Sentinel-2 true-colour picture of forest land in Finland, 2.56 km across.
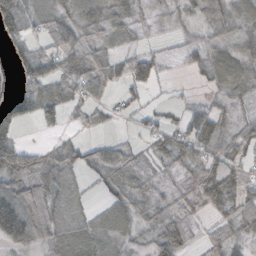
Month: October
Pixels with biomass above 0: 72%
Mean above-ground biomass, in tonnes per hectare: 33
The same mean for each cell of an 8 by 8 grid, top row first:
50 36 41 41 24 29 35 31
26 28 55 25 20 12 34 35
27 47 55 38 48 3 23 51
34 41 25 17 20 11 35 26
33 14 22 24 16 37 44 40
62 50 21 34 32 25 57 28
46 55 22 29 33 35 33 34
36 41 45 28 14 38 21 26
